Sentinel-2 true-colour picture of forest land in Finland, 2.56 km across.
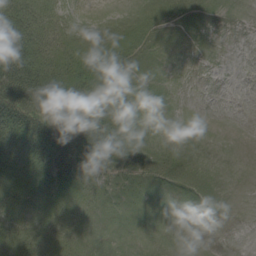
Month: August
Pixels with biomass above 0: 56%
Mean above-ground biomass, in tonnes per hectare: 14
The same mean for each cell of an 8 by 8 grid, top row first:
27 13 7 9 17 11 3 0
47 22 22 27 11 0 0 0
59 39 31 17 5 0 0 0
49 45 38 18 3 0 0 0
28 39 35 28 12 3 0 0
27 27 19 15 17 16 4 0
12 14 5 3 2 0 2 0
23 15 5 0 1 0 0 0
